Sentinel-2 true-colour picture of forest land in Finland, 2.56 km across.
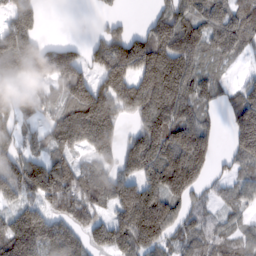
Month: February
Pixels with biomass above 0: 77%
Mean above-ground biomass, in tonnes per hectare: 118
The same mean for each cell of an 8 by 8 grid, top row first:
121 7 2 29 17 120 128 127
196 86 48 143 166 190 100 88
103 102 141 179 171 217 87 33
98 56 209 155 149 180 51 158
79 85 135 137 205 213 97 135
130 190 98 100 160 213 49 57
81 80 124 100 263 86 38 45
241 166 90 154 166 62 73 68
